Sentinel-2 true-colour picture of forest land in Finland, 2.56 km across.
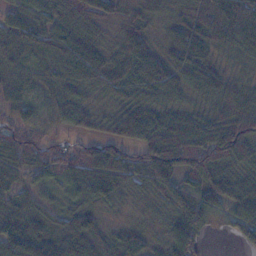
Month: November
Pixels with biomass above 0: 94%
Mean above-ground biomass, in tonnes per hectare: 73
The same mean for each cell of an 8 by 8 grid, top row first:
53 52 75 63 66 59 120 135
69 62 80 43 94 93 81 86
52 45 68 73 118 90 105 35
62 42 59 54 87 64 58 77
84 57 44 73 89 122 115 107
74 53 92 119 85 83 96 58
73 58 72 26 15 65 71 72
110 98 105 53 36 86 17 37
